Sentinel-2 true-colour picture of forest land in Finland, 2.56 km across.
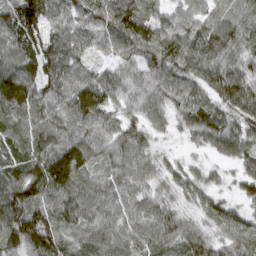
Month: March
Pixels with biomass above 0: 96%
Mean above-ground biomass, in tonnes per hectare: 79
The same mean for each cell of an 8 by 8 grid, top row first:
101 102 84 101 84 55 62 87
86 94 81 66 77 79 92 88
129 92 80 71 65 72 79 99
105 94 111 60 61 50 78 82
73 82 94 72 68 13 51 69
78 126 92 62 68 55 36 43
110 74 92 80 74 52 75 51
101 114 66 101 81 68 63 95
